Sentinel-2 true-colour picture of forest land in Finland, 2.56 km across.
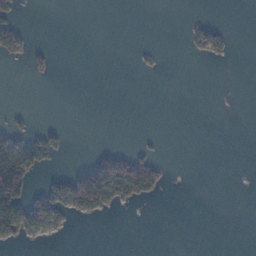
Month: January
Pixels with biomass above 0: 14%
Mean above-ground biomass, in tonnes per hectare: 17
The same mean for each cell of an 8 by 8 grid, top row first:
24 0 0 0 0 0 3 0
43 8 0 0 4 0 52 1
0 6 0 0 0 0 0 0
8 0 0 0 0 0 0 0
80 47 0 1 5 0 0 0
159 16 67 154 116 0 0 0
108 90 69 24 2 0 0 0
21 8 0 0 0 0 0 0
